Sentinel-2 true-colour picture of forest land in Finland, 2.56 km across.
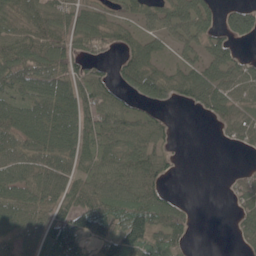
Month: May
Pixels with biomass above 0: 72%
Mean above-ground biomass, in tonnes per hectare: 63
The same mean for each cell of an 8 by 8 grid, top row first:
69 68 58 30 48 85 64 91
81 81 53 43 66 44 67 22
89 91 72 41 86 61 92 75
78 96 107 91 51 6 49 54
70 83 82 70 70 14 0 32
67 71 60 73 88 12 0 22
89 83 110 74 96 48 0 37
65 101 126 100 107 60 0 22
